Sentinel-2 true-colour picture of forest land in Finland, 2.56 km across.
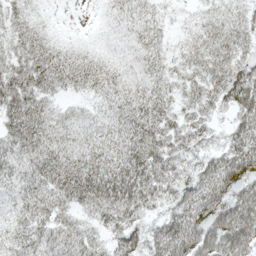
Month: May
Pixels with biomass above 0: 91%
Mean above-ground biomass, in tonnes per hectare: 43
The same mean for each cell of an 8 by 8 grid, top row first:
26 6 0 17 29 10 27 32
34 36 17 13 33 16 46 36
58 51 41 38 35 29 43 62
65 41 20 38 53 35 32 51
50 56 39 45 59 39 27 53
37 57 67 63 64 42 56 67
35 44 38 59 45 46 69 78
36 40 43 33 46 73 69 82
